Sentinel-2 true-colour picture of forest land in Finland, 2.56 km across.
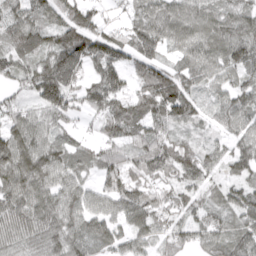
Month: April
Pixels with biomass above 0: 90%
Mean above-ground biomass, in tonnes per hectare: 83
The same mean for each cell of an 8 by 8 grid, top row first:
87 73 82 20 83 111 87 92
95 88 124 80 115 70 96 115
58 156 67 111 78 94 74 58
60 84 52 99 111 115 41 86
129 82 38 74 81 69 37 69
125 117 68 76 84 67 52 55
113 121 104 82 98 59 57 90
75 89 80 80 71 66 73 90
